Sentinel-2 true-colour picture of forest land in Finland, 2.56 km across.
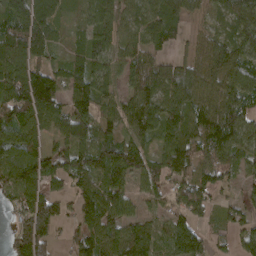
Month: March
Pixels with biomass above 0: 84%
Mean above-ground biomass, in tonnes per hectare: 80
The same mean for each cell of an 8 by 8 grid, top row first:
107 92 33 71 79 72 32 86
118 90 51 64 62 34 66 89
104 124 85 54 78 99 76 86
130 106 94 61 99 89 96 88
107 49 89 81 60 91 103 78
105 96 90 96 82 78 73 48
62 101 73 94 27 55 48 47
115 102 78 79 79 96 51 54
